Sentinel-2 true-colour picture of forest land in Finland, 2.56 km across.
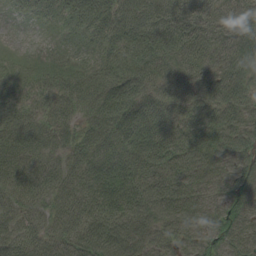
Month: August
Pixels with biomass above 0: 96%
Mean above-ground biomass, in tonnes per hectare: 58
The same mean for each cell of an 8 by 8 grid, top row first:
8 21 44 57 55 64 71 72
6 6 15 34 53 68 69 94
27 40 41 52 66 61 71 96
35 50 46 66 75 57 78 65
65 63 51 62 73 72 89 59
69 70 54 74 78 65 50 50
54 55 63 87 91 74 37 44
61 53 84 104 61 53 43 44
